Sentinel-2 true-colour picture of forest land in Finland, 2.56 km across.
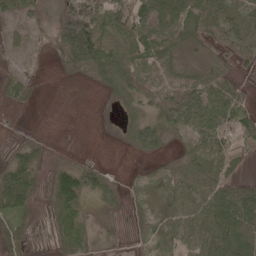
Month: May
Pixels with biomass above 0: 68%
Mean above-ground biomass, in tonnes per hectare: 48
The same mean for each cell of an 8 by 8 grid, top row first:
25 31 170 100 93 96 93 47
10 31 162 79 91 52 26 42
21 1 6 56 104 64 57 21
3 0 0 4 37 119 81 57
16 6 1 1 67 17 67 35
73 26 64 13 18 38 74 35
61 23 47 13 22 38 80 118
28 13 43 4 24 36 85 83
